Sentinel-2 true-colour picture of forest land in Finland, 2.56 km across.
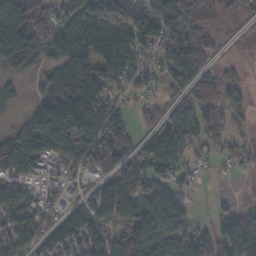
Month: November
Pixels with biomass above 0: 75%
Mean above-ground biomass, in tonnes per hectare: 77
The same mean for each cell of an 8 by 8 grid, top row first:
184 84 118 126 90 98 48 33
137 71 149 152 70 102 59 6
29 75 169 96 47 87 57 42
9 168 234 89 29 49 85 55
98 117 115 100 46 95 43 28
81 36 39 65 91 42 7 9
78 46 50 80 106 65 6 31
69 64 83 79 105 70 69 88
